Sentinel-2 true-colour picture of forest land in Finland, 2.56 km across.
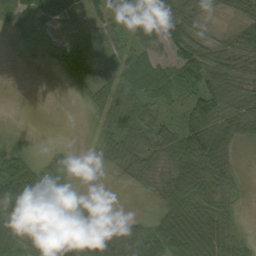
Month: September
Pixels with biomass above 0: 78%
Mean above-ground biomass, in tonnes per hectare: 41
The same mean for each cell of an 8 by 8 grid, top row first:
39 42 26 32 45 58 21 35
5 11 38 35 62 75 39 56
0 1 29 35 62 48 63 51
0 0 7 47 54 31 72 46
14 6 6 55 54 79 83 25
83 57 8 19 38 61 73 16
68 47 18 6 16 78 65 20
57 50 29 69 68 83 80 36
